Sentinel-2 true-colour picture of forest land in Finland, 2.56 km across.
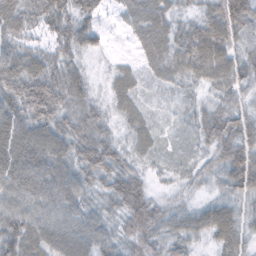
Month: February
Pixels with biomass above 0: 94%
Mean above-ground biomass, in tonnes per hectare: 51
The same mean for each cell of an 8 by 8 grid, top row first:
72 67 60 12 57 31 56 91
49 38 52 6 38 52 85 50
79 81 48 25 22 33 46 53
68 88 54 24 25 12 36 48
94 81 64 44 31 15 40 65
81 74 54 54 31 20 28 69
59 59 51 33 76 30 47 36
77 71 69 42 61 43 35 53
